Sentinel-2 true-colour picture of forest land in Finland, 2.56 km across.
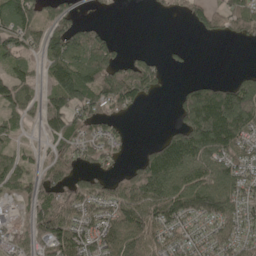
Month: May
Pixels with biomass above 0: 67%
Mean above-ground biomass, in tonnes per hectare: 85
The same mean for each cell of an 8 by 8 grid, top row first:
120 65 31 3 2 16 81 106
89 107 128 76 8 14 0 7
88 63 158 120 105 3 26 50
75 108 100 70 9 53 259 220
34 40 70 66 15 139 218 126
90 63 62 51 143 138 106 89
34 100 90 100 144 140 147 95
52 112 107 103 129 71 90 92
